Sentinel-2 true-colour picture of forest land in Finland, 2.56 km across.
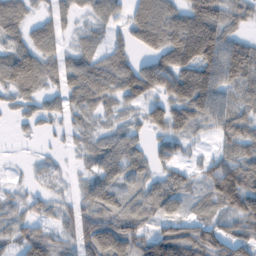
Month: February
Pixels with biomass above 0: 81%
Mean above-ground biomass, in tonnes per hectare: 54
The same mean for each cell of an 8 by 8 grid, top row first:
63 37 23 38 81 65 88 41
56 58 35 37 43 98 95 62
81 50 73 76 92 92 82 65
21 31 43 27 45 73 68 53
3 5 22 43 28 35 10 61
3 15 20 58 43 42 62 94
31 27 52 62 50 36 31 86
40 60 72 92 58 110 109 73
